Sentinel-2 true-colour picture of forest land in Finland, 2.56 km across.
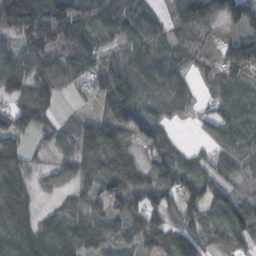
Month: October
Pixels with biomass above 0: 83%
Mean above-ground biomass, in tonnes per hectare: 67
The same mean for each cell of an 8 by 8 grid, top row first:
131 133 96 73 56 55 72 70
65 99 86 41 54 57 29 87
90 93 39 68 74 64 32 61
78 58 17 65 60 48 33 75
66 29 93 115 59 34 26 54
81 29 64 91 72 104 58 35
106 17 54 73 88 51 71 70
94 101 87 64 93 75 36 56
